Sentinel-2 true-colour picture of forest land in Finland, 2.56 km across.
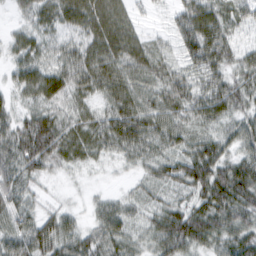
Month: February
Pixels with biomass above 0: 93%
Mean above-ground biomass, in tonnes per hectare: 51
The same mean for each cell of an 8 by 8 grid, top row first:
17 50 70 75 13 38 69 42
37 42 55 76 56 35 80 36
37 71 66 70 55 55 52 49
39 53 46 59 65 54 60 44
71 85 64 54 63 47 49 46
58 25 11 7 30 52 74 76
52 21 14 40 37 49 69 64
55 63 48 52 37 77 53 61
